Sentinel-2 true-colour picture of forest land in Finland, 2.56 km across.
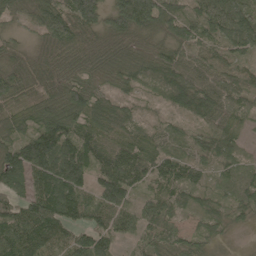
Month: May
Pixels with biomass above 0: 94%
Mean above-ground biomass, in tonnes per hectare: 70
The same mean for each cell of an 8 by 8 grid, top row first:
37 89 119 80 126 81 93 88
33 45 59 48 52 68 57 71
74 57 64 54 72 97 68 62
45 83 86 73 25 43 75 60
82 137 89 51 57 50 63 34
87 109 83 112 71 73 44 65
80 112 83 94 67 61 54 49
106 73 66 58 61 72 47 2
